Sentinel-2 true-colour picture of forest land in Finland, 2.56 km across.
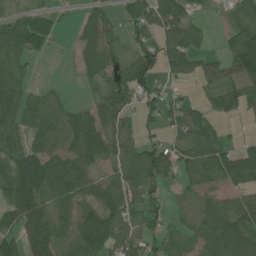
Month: July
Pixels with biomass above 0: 71%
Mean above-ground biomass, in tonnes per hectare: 55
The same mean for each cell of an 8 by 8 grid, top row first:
44 44 21 35 75 79 8 52
71 23 47 56 58 72 19 84
65 6 20 62 79 33 41 76
69 75 34 76 36 47 43 43
64 65 70 47 40 36 71 25
99 89 70 30 76 40 61 76
77 79 55 67 54 21 53 65
51 86 75 78 52 27 59 67
